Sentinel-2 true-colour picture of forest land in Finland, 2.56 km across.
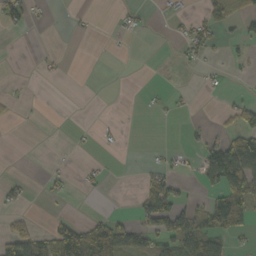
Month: October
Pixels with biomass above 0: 22%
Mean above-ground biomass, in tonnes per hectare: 22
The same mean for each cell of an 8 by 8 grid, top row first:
33 4 3 3 7 10 29 37
0 2 0 1 0 7 22 8
2 3 0 0 0 0 5 2
5 0 0 0 2 4 0 36
0 0 4 3 1 2 29 89
6 9 7 3 11 19 60 116
12 1 0 2 53 74 55 100
80 56 110 112 42 68 77 10
